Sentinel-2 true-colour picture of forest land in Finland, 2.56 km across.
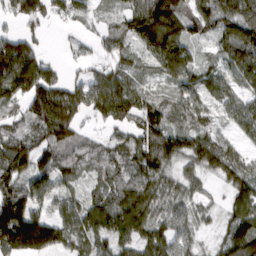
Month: March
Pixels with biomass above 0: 85%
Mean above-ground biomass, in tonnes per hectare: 87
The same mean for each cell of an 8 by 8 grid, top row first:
66 59 51 32 136 128 95 114
115 15 18 58 87 125 29 129
174 98 49 94 34 67 69 64
50 179 89 95 84 57 50 75
98 108 77 56 95 103 106 43
97 85 52 76 111 59 52 84
171 61 83 137 118 71 37 99
200 151 83 104 99 97 21 161
